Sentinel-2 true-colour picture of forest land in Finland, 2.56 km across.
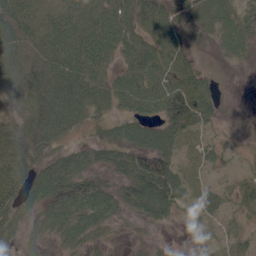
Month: June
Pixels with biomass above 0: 85%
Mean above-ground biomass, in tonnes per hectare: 63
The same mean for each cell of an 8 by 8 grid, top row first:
75 45 89 96 95 63 65 55
57 67 87 78 85 72 27 40
50 75 78 57 90 90 41 3
50 85 63 42 63 125 91 7
88 66 33 84 84 72 37 19
101 80 75 55 145 87 25 29
94 73 102 74 94 60 51 46
39 31 61 21 15 4 17 40
